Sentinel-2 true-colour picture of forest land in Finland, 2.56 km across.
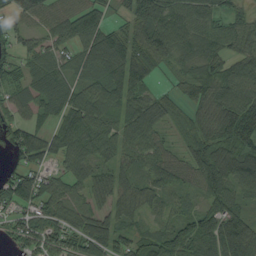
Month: August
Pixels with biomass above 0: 87%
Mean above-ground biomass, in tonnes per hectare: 76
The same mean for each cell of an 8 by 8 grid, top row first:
55 56 82 28 130 85 70 43
54 51 67 125 95 80 76 59
79 82 58 103 87 31 81 96
51 59 115 79 96 46 79 112
75 76 94 78 78 31 84 70
95 55 66 83 60 72 102 95
78 83 49 68 54 36 73 55
50 75 88 100 61 91 109 142
